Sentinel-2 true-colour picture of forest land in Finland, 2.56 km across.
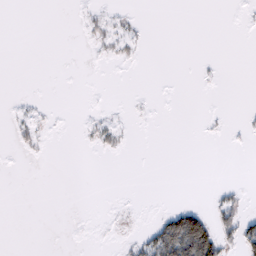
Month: February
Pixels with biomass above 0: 10%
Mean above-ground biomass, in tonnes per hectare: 7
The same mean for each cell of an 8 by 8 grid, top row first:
0 0 4 10 2 0 0 1
0 0 1 12 5 0 0 0
0 0 0 0 0 0 2 0
6 2 1 2 1 0 2 2
7 3 2 12 0 0 0 2
0 0 0 0 0 0 0 0
0 0 0 0 0 21 17 21
0 0 0 1 28 150 108 44
